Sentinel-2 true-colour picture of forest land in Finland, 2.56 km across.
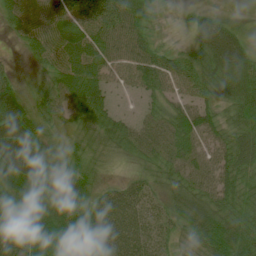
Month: July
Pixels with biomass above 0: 92%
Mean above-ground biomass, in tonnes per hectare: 56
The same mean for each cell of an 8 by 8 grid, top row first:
57 79 76 85 45 8 29 11
8 78 84 74 64 18 71 56
24 42 96 38 60 55 54 64
84 53 57 45 26 47 52 53
105 32 37 45 69 69 58 58
83 65 45 11 32 53 70 59
63 63 67 67 50 49 68 47
63 91 66 74 53 36 74 65
